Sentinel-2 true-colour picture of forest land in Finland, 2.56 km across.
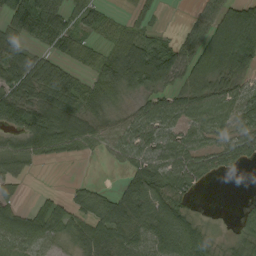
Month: September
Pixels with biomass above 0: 75%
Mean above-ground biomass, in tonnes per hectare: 58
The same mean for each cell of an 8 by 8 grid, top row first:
55 97 57 28 32 0 57 136
65 39 57 64 109 49 104 116
91 97 49 77 94 52 92 48
96 83 85 36 54 72 75 69
43 69 59 50 64 59 42 65
50 0 3 1 66 66 42 4
49 44 47 65 70 55 1 11
83 51 47 71 64 88 38 38
